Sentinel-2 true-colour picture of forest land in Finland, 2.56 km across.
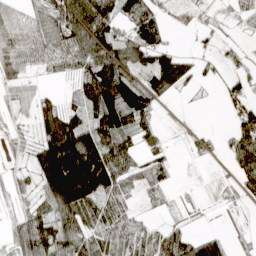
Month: April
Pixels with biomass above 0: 69%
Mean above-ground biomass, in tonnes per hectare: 56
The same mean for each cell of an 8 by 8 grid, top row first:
35 56 106 70 65 9 13 40
57 61 95 107 104 21 8 17
44 12 67 128 46 92 9 31
16 57 60 116 69 1 0 32
10 104 185 94 36 4 16 74
14 119 261 142 54 11 2 37
11 57 117 67 16 15 5 11
49 93 79 63 53 64 50 12
